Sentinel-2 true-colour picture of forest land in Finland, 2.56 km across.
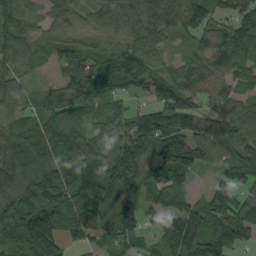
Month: September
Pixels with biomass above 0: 89%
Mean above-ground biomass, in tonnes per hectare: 92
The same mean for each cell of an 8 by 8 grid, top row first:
97 63 58 80 56 41 93 96
101 51 74 59 89 28 81 123
58 15 101 95 87 92 83 78
66 63 99 72 64 131 57 91
107 102 97 93 130 158 110 105
117 126 154 149 125 131 29 89
133 122 151 124 52 89 112 100
96 109 53 93 46 146 127 87
